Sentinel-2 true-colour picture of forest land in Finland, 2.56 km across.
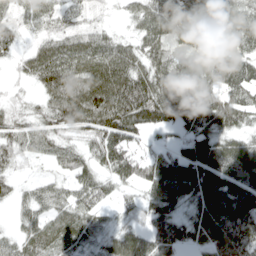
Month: April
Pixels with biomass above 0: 86%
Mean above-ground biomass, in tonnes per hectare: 79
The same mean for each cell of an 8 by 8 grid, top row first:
50 61 39 13 67 117 108 93
37 60 74 69 68 76 96 95
14 86 95 106 95 129 99 116
31 58 106 130 123 146 138 99
62 55 48 123 46 62 101 59
31 24 62 68 95 165 116 101
34 62 68 27 59 70 114 133
52 76 47 49 67 84 78 105
